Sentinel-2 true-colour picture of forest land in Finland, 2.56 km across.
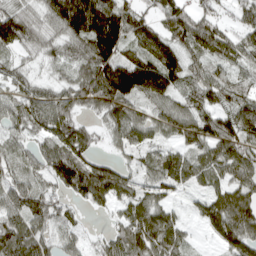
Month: April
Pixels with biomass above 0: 88%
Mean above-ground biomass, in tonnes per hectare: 95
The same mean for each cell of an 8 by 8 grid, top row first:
125 87 203 165 85 143 100 55
82 59 78 150 122 120 129 94
65 40 89 197 176 113 108 63
74 107 56 94 58 101 95 117
52 84 115 39 61 56 103 117
66 86 177 137 55 101 75 101
107 101 35 53 108 43 92 148
119 68 34 75 126 91 16 114
